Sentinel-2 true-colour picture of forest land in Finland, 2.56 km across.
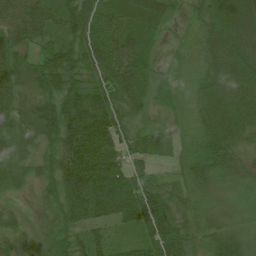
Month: July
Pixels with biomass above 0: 95%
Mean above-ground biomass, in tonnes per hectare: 49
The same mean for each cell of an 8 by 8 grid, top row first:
87 57 63 55 51 12 40 67
58 47 61 71 63 14 42 58
52 53 48 68 51 28 37 62
50 47 85 63 23 21 38 57
41 29 109 65 37 23 45 33
26 34 129 90 41 21 51 33
13 21 84 94 98 31 29 17
27 23 41 34 52 70 32 29
